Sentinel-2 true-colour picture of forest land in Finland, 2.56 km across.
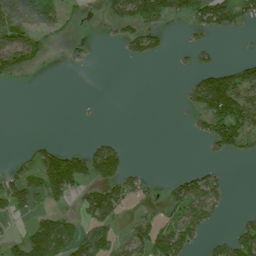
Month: July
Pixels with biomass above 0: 37%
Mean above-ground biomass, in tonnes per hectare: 51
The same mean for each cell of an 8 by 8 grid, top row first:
152 74 20 52 115 64 117 77
97 43 22 6 47 7 28 1
21 0 0 0 0 1 102 83
0 0 2 0 0 2 139 147
0 25 7 42 0 0 38 72
63 131 97 99 23 22 42 0
69 51 51 107 17 67 94 3
34 179 82 69 97 140 29 84
